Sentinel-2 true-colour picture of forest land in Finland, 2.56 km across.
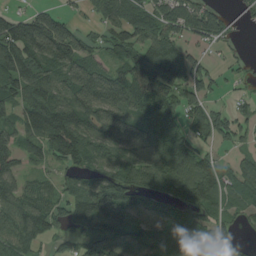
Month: August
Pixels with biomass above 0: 79%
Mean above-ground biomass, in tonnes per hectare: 91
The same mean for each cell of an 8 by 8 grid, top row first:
49 73 19 76 94 99 91 36
146 136 90 61 100 87 33 14
129 106 106 100 126 114 60 21
90 173 132 119 108 70 76 45
104 124 144 107 97 88 49 37
96 39 72 110 115 142 125 76
105 89 119 188 87 92 112 60
97 52 73 129 95 104 85 29
